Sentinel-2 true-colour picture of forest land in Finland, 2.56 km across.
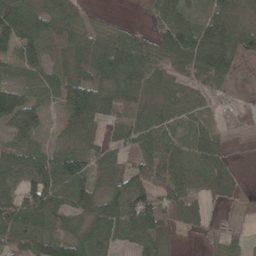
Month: May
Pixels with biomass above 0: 81%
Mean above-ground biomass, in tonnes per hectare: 67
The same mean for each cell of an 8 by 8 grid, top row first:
124 88 53 9 10 81 55 34
85 59 83 114 78 118 127 71
27 45 79 114 105 60 64 14
133 29 120 80 61 51 24 10
67 30 69 48 85 69 79 3
71 128 91 64 85 80 81 21
81 107 75 97 123 66 33 17
68 92 81 61 76 18 13 27
